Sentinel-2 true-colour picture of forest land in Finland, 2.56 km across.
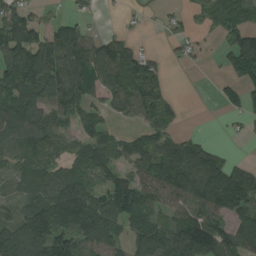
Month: August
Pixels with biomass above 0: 73%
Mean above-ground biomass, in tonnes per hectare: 87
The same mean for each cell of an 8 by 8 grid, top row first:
117 26 35 1 16 32 51 72
143 128 108 110 43 31 11 126
132 142 131 111 124 1 3 73
140 116 95 48 72 31 0 40
90 66 58 70 88 104 48 4
59 72 92 68 101 149 156 123
58 135 142 127 116 76 114 117
161 169 101 84 121 127 155 124
